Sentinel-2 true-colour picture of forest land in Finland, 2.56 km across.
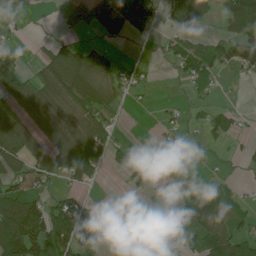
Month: June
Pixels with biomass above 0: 52%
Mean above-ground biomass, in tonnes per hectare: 55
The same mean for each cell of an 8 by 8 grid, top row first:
27 1 64 96 69 64 63 132
30 37 58 27 1 41 53 119
102 74 86 52 18 14 57 13
56 80 83 32 3 16 26 14
114 66 110 73 27 52 17 11
69 66 90 13 21 25 19 4
174 91 54 4 17 91 105 29
178 128 82 1 7 40 83 71
